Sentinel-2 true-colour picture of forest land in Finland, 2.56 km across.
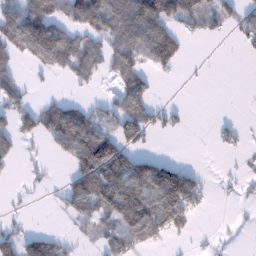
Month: January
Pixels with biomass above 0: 48%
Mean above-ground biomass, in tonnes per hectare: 56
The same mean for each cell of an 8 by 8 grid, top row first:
94 100 103 108 161 99 63 38
75 158 78 64 98 53 0 17
48 9 38 30 65 6 1 0
74 80 58 47 93 23 0 0
45 30 129 108 39 0 3 27
7 11 84 134 126 128 11 15
6 4 67 107 147 137 16 5
65 59 20 62 72 14 8 2
